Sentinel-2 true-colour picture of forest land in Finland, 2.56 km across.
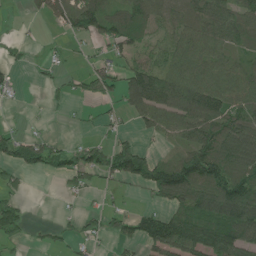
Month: June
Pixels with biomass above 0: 60%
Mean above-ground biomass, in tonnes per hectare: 68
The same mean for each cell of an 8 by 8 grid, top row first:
3 51 114 99 105 63 93 80
18 10 12 48 49 80 86 51
21 14 30 69 159 111 108 78
3 9 9 22 99 108 130 82
84 61 39 53 27 32 137 106
29 25 53 58 126 167 133 109
48 0 12 27 28 92 125 159
20 23 38 32 92 140 130 126
